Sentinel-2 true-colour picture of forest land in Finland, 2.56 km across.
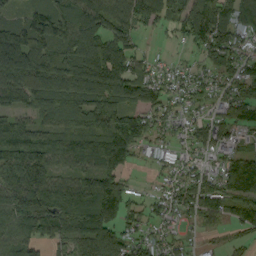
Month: September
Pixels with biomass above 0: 84%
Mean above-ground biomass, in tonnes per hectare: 90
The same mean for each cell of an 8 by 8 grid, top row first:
36 111 139 120 80 73 88 86
149 106 127 120 25 15 84 76
130 159 140 133 92 60 58 85
70 97 120 147 90 51 47 78
150 106 99 167 68 47 65 51
123 101 74 103 8 54 74 157
117 137 99 145 55 68 86 79
109 80 80 107 58 35 16 32
